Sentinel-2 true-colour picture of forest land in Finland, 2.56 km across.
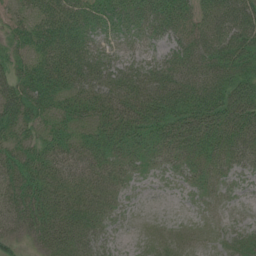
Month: July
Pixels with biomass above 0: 94%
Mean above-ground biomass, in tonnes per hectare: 53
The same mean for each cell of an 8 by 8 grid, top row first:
33 67 67 53 62 74 66 89
45 74 78 28 20 46 78 82
58 78 73 59 57 75 78 77
73 52 57 59 69 80 94 103
43 49 47 61 54 73 69 73
55 58 56 52 18 17 33 22
49 64 66 34 3 2 9 7
34 58 66 19 11 14 10 35
